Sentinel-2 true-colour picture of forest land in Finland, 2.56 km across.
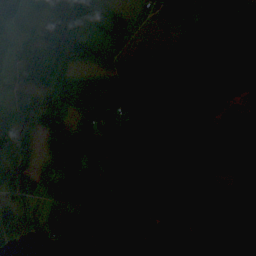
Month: September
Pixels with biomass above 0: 90%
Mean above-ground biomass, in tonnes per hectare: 71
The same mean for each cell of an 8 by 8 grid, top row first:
40 48 126 32 16 43 87 86
35 77 79 68 37 44 98 80
47 86 57 61 76 83 80 70
62 127 62 65 55 77 63 37
93 83 85 72 138 86 52 72
99 111 117 110 63 51 45 46
98 59 75 112 66 76 71 59
50 24 34 99 86 84 74 64
